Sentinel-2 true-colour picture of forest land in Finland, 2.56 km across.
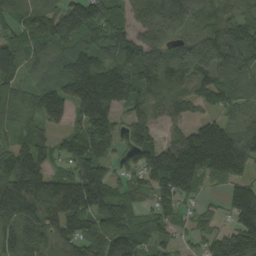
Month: August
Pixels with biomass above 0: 89%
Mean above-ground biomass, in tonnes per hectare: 129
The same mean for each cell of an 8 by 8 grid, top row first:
106 156 207 128 146 120 94 95
125 117 146 164 143 85 154 156
101 105 209 195 151 155 118 99
100 142 123 175 101 81 49 76
81 67 112 90 136 120 266 159
191 138 139 75 112 245 116 106
194 197 161 139 54 73 36 185
144 122 120 161 94 47 65 178
